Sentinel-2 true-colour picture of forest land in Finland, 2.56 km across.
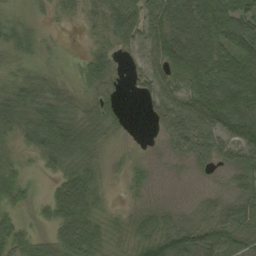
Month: September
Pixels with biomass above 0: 88%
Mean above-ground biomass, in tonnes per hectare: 61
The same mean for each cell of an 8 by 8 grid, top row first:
34 21 29 73 77 108 127 96
66 26 9 45 44 117 109 94
59 53 42 49 35 66 128 149
87 95 63 45 9 64 114 133
32 107 96 24 6 49 68 72
44 21 83 13 26 7 12 52
36 41 102 19 38 26 34 67
51 34 104 47 79 79 70 75
